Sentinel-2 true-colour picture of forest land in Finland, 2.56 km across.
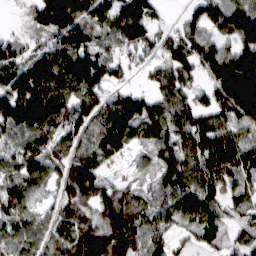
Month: March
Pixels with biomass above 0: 89%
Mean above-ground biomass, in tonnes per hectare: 94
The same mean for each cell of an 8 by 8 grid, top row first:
9 134 128 116 123 12 111 112
74 66 133 71 88 110 92 103
125 135 147 66 16 75 78 187
144 140 89 79 111 67 104 143
81 83 69 105 66 112 132 103
121 90 157 34 42 128 123 87
99 41 82 110 74 76 79 57
81 70 137 170 79 36 55 44
